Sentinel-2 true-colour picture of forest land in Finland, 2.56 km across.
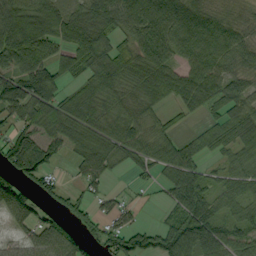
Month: September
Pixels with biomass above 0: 78%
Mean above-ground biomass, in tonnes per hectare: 74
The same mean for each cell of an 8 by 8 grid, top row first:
133 134 91 102 114 130 87 35
126 109 131 78 79 75 68 52
93 110 56 87 84 68 62 54
75 82 96 62 50 28 42 77
111 79 58 67 65 51 54 76
86 56 36 35 26 79 57 64
118 47 64 37 12 59 78 54
35 95 61 78 88 103 91 76
